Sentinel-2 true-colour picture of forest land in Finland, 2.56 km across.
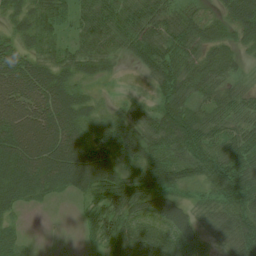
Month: July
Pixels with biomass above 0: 87%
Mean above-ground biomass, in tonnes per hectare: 50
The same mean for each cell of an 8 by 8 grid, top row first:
36 53 38 55 64 54 26 65
33 30 34 35 58 56 43 34
76 70 31 9 12 65 63 21
77 82 53 15 26 79 50 42
81 91 72 57 57 68 51 74
74 77 84 76 76 64 43 71
28 7 18 85 44 46 24 62
33 0 14 60 57 43 13 55
